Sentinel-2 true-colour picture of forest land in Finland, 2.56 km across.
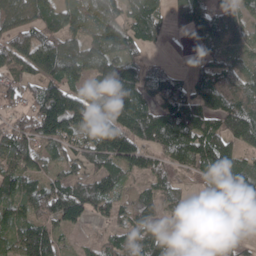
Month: April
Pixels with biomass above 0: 84%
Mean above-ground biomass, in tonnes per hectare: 89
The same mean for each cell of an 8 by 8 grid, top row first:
87 103 103 98 127 57 103 65
133 131 98 126 48 10 52 52
57 89 61 129 92 50 74 82
46 194 159 118 134 148 89 146
134 85 73 202 100 130 124 110
108 61 68 91 62 48 68 98
68 128 131 57 68 39 11 54
87 138 14 58 102 54 44 31
